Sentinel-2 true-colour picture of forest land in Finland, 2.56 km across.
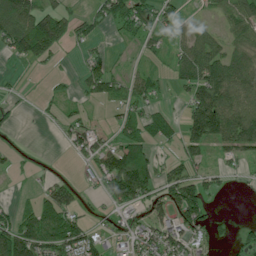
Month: July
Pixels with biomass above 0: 59%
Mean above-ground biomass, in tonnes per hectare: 51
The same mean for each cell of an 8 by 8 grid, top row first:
120 99 29 65 74 36 17 78
75 99 14 9 29 38 96 70
4 9 20 52 41 37 124 107
16 11 19 16 37 8 145 125
8 0 48 39 70 28 76 104
9 9 11 103 106 38 30 17
26 77 32 26 43 100 43 0
90 91 94 34 51 63 31 26
